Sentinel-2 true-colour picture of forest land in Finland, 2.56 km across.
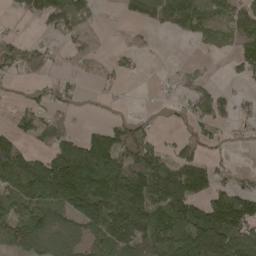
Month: April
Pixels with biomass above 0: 60%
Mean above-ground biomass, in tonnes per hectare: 70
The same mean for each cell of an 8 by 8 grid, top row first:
16 72 63 0 47 99 62 64
38 25 20 4 15 0 13 52
22 30 12 14 2 11 11 16
26 36 8 8 7 20 66 20
77 48 122 165 88 42 31 10
113 181 216 140 146 125 100 28
80 120 145 143 175 131 135 163
97 81 62 95 109 119 180 112
